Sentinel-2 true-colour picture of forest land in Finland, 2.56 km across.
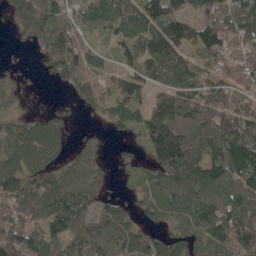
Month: May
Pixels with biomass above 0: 81%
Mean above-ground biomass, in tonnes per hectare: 89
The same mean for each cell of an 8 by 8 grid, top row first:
33 85 44 92 109 93 104 115
12 100 97 34 97 103 95 62
28 19 111 68 91 156 88 70
23 26 33 59 104 149 117 97
97 108 38 23 87 236 145 147
145 95 92 30 53 132 133 132
108 125 113 72 41 76 90 123
114 87 69 81 58 82 90 136
